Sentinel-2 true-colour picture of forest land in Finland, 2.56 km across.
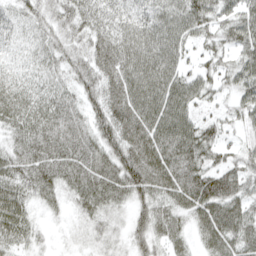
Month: April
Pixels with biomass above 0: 93%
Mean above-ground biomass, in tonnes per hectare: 55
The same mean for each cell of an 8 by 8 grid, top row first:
36 43 63 51 52 67 60 57
26 46 47 78 70 65 37 51
38 39 57 68 78 67 43 50
64 67 54 78 80 83 25 37
48 79 70 70 83 92 60 26
61 64 67 69 85 74 66 51
65 23 37 42 48 51 68 51
48 10 19 27 46 39 45 56
